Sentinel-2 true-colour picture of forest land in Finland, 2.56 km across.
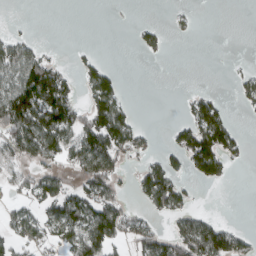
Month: March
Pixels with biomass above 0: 41%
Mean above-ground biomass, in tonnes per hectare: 48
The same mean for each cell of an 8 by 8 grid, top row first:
1 0 0 0 1 9 0 0
65 10 6 0 32 0 0 0
95 142 40 58 0 0 0 25
155 147 65 111 1 3 84 8
106 104 93 112 34 52 121 31
38 60 56 67 62 57 56 0
24 69 98 88 29 66 9 0
47 41 88 80 71 85 120 35
